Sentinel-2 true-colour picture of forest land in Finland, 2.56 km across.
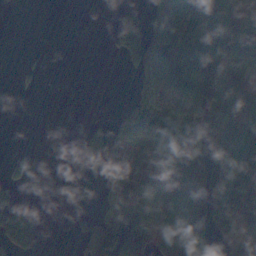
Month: November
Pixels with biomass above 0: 52%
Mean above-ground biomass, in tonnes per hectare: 66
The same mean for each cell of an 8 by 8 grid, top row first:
0 0 0 11 53 131 183 172
0 0 0 27 137 120 179 181
4 0 0 0 69 99 96 45
0 0 0 8 92 57 91 79
1 0 28 84 87 111 97 116
21 0 0 81 102 90 95 113
68 0 3 71 73 112 148 122
132 4 29 119 127 158 131 81
